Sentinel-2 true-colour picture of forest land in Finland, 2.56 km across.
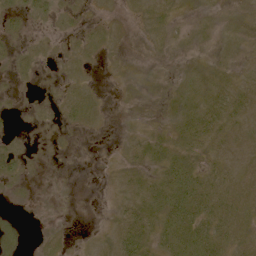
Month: May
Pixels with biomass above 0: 51%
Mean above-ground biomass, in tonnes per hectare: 9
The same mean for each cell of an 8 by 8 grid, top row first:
7 6 3 2 7 6 6 16
4 3 7 7 10 7 6 5
3 1 4 1 5 6 8 5
1 2 17 2 3 11 21 12
3 0 0 0 15 13 12 7
10 1 0 1 12 29 15 12
2 1 0 3 21 39 26 18
13 5 0 13 25 37 34 12
